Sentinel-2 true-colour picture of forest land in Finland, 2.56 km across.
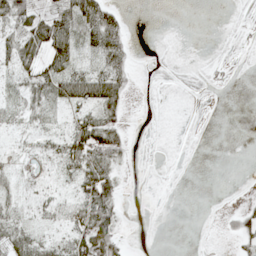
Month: May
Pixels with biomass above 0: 42%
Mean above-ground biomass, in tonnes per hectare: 22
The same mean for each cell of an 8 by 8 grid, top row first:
65 51 71 38 0 0 0 2
52 66 34 53 0 0 0 3
25 55 60 55 0 0 3 0
23 23 24 31 0 0 0 0
7 18 65 67 0 0 0 0
23 16 50 43 0 0 0 0
36 25 46 49 0 0 0 15
46 18 51 57 0 0 0 24
